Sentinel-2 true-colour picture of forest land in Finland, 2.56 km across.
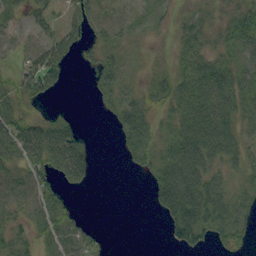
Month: September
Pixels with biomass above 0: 67%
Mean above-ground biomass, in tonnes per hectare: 32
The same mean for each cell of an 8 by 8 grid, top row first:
17 35 31 26 13 16 24 33
31 55 26 29 6 19 30 44
27 56 0 31 14 45 62 46
44 8 2 21 41 41 69 42
63 39 42 2 44 51 69 34
38 32 45 0 10 75 50 22
41 49 5 0 1 61 68 25
26 37 40 2 0 21 21 25
